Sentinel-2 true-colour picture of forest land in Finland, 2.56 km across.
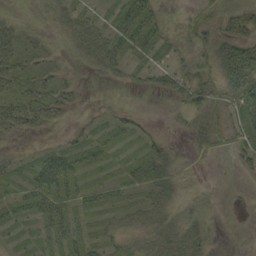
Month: September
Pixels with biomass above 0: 67%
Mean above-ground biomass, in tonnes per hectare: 22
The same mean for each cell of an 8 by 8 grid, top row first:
8 11 21 18 46 9 16 28
39 14 24 33 32 12 31 46
38 25 6 9 13 30 33 77
40 32 7 9 3 7 30 41
7 5 18 19 17 5 21 23
17 49 26 12 37 21 0 8
30 43 16 20 25 19 9 0
10 19 20 16 24 36 18 0
